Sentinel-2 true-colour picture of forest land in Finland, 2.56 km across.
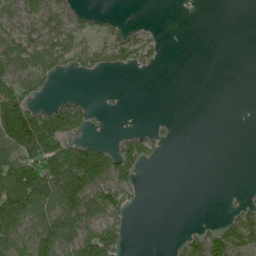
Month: June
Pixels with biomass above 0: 42%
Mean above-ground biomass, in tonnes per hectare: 52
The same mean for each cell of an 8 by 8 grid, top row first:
85 102 47 13 0 1 0 0
92 101 72 100 77 0 0 0
100 49 8 0 1 0 0 0
123 60 49 5 0 0 0 0
117 106 57 36 85 6 0 0
124 131 147 141 23 0 0 0
149 127 159 91 8 0 0 35
93 153 135 87 0 13 110 128
